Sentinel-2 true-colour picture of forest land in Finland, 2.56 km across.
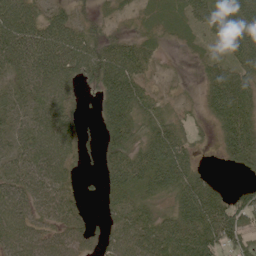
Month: June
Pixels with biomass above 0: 86%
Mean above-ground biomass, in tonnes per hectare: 64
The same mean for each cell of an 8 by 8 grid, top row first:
97 71 32 26 32 40 100 97
107 103 84 66 59 14 32 97
47 86 54 109 52 12 66 88
48 67 20 99 79 25 58 122
45 85 40 73 79 93 13 114
45 67 18 73 102 115 27 12
58 48 27 41 64 74 106 83
62 50 43 40 78 84 108 67
